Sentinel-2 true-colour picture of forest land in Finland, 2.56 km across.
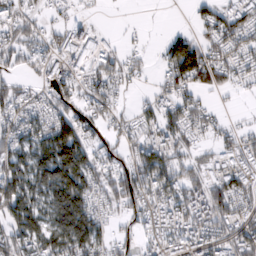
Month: February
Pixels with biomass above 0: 70%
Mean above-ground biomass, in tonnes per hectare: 53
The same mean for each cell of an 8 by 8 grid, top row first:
41 22 11 0 1 0 46 70
50 47 78 30 11 56 47 50
35 46 43 58 13 59 57 37
51 51 52 41 28 50 32 6
65 95 100 34 61 60 23 35
86 111 109 61 72 67 44 52
94 80 113 39 64 75 72 50
79 81 107 48 36 46 54 65
